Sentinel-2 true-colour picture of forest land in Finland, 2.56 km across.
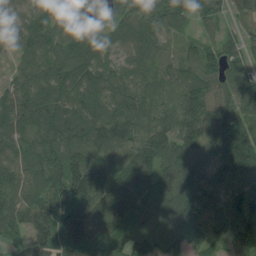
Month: July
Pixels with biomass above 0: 94%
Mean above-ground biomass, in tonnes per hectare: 112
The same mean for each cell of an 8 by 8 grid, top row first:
42 88 98 58 125 79 61 33
59 114 116 77 122 38 53 55
70 132 110 95 107 99 81 91
129 121 140 133 136 147 121 126
96 129 164 130 143 136 136 171
82 110 140 113 146 116 106 116
99 124 166 184 138 171 108 118
61 139 166 110 159 149 83 121
